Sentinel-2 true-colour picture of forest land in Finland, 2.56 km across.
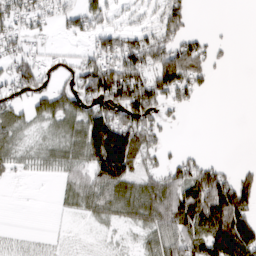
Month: March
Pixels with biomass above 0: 60%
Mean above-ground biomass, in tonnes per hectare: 55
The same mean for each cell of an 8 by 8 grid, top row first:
67 32 67 26 18 71 0 0
36 12 18 75 94 92 42 0
72 35 88 154 93 140 26 0
52 82 71 89 102 24 0 0
44 28 77 165 81 5 0 0
10 10 19 114 60 63 100 47
0 1 31 56 83 114 159 138
8 5 2 7 28 91 134 161
